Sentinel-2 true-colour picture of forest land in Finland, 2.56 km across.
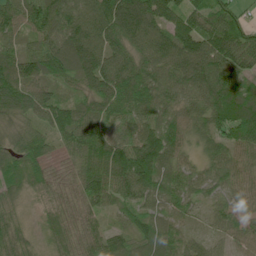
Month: June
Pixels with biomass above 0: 97%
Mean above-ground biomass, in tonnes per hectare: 87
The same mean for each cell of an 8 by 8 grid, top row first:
86 109 105 144 139 93 102 53
53 89 145 107 94 108 122 116
108 84 87 131 102 88 102 82
72 85 84 82 93 74 98 127
59 55 99 109 130 91 69 92
73 52 83 123 149 81 63 66
54 43 71 62 75 65 40 47
78 41 79 78 96 72 51 61
